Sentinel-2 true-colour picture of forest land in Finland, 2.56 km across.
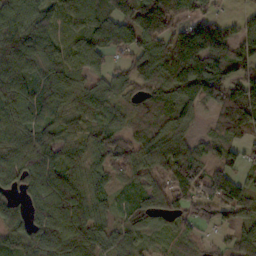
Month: October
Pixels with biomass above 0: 86%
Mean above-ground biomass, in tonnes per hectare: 78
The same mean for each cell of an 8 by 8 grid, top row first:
111 80 90 119 159 107 50 25
104 81 70 80 98 131 126 51
109 78 45 61 100 147 138 66
81 87 59 45 68 99 36 120
65 82 57 72 84 79 32 52
81 97 70 63 65 79 84 47
52 103 96 50 88 57 68 79
70 108 89 56 51 43 18 55
